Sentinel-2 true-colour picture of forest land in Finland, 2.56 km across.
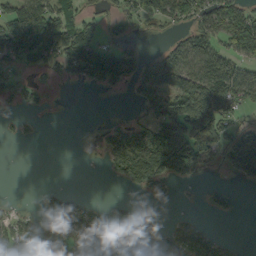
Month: September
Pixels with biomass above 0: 49%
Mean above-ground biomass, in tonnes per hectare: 68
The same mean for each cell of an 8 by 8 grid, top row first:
117 136 45 33 75 69 87 115
116 124 102 56 14 70 110 94
30 17 39 71 80 97 173 122
13 10 0 1 49 124 152 47
8 0 0 111 227 211 125 160
0 0 0 37 154 83 18 63
8 45 55 30 14 6 12 6
62 40 101 129 114 69 76 7
